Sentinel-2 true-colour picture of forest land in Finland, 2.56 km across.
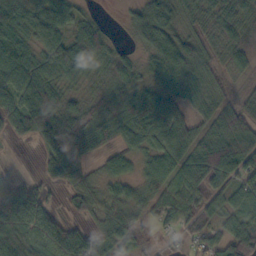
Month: October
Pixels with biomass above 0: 87%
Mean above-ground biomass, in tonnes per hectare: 69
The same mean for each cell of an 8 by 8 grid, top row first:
80 69 39 3 81 64 51 62
98 78 116 59 53 102 44 48
90 84 47 79 49 87 64 31
89 154 60 60 111 70 56 76
18 76 60 59 64 87 83 124
27 34 75 46 40 66 124 73
117 63 37 61 55 75 58 57
64 108 93 79 46 27 70 99
